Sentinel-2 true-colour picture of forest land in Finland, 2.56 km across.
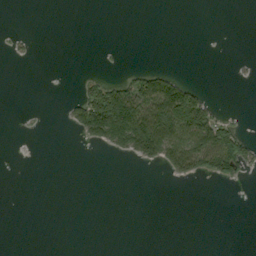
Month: September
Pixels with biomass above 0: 16%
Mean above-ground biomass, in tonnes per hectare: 24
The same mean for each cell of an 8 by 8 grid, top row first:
0 0 0 0 0 0 0 0
5 0 0 1 0 0 0 0
0 0 16 34 80 63 0 2
0 0 70 256 156 187 85 1
0 0 9 71 144 112 119 70
0 0 0 0 0 27 27 21
0 0 0 0 0 0 0 0
0 0 0 0 0 0 0 0
